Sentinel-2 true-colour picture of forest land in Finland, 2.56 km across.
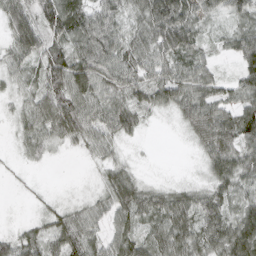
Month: March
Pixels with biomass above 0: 86%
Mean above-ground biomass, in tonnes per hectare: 49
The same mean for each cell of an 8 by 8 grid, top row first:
73 81 79 52 61 96 34 43
59 63 59 68 56 81 23 60
33 81 76 60 54 63 51 52
24 75 79 71 39 38 70 66
15 39 32 35 6 1 54 62
8 1 1 42 12 3 28 56
0 21 29 60 61 69 59 46
49 57 72 42 44 60 58 75
